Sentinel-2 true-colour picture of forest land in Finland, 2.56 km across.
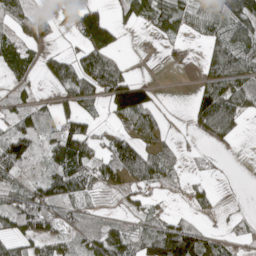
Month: May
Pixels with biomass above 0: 64%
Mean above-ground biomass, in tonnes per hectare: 57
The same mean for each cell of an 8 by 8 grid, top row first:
61 17 112 37 74 88 74 102
64 20 43 74 3 18 32 89
45 36 113 114 29 0 54 81
57 36 70 63 110 0 123 70
128 65 134 56 59 20 26 7
66 77 91 54 97 26 10 0
94 101 32 6 25 7 21 2
64 57 27 74 67 175 74 20
